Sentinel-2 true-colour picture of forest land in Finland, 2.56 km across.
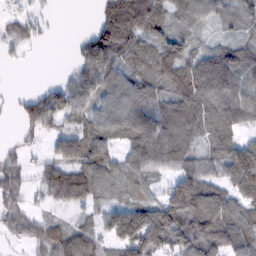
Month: February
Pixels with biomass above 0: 79%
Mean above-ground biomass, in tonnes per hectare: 78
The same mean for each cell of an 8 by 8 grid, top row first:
34 10 0 81 120 52 55 64
36 5 44 122 74 85 50 60
1 10 91 84 75 93 135 67
31 122 66 74 120 99 91 67
18 37 120 65 130 111 55 98
57 59 97 84 75 81 75 127
54 22 47 78 127 158 153 85
34 95 95 82 184 130 146 95
